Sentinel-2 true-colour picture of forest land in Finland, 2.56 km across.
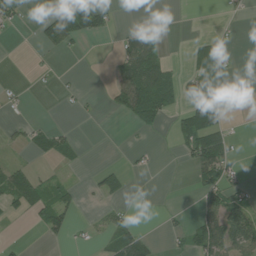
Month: July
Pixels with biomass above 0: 31%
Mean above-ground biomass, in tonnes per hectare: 29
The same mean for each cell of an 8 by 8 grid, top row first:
28 90 106 18 3 10 0 8
0 30 7 7 70 0 40 4
4 2 4 30 85 35 97 37
10 0 10 19 62 30 94 15
15 37 11 0 2 10 92 6
48 12 0 43 8 0 51 20
31 59 20 20 4 5 60 75
5 12 4 27 35 14 96 100
